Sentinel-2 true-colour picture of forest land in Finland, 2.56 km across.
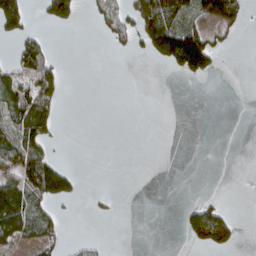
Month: March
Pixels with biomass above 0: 26%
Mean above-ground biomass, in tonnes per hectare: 38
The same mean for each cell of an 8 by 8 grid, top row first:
126 74 38 78 120 102 97 53
44 42 0 19 42 194 128 5
67 97 0 0 0 11 28 0
87 88 0 0 0 0 0 0
102 56 0 0 0 0 0 0
90 140 17 0 0 0 0 0
97 44 2 8 0 5 71 0
64 47 8 2 0 1 128 24
